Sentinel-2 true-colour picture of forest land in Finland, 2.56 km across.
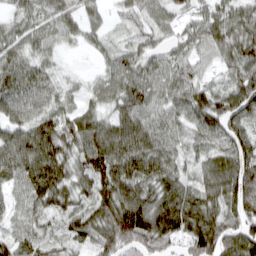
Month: March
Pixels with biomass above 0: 93%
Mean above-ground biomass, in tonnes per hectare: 68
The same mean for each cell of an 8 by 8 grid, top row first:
43 53 48 19 41 35 49 62
58 39 18 34 47 42 60 81
79 51 13 56 66 67 39 77
79 70 49 57 71 59 91 91
93 103 78 98 88 47 51 73
60 103 62 104 90 62 60 109
43 81 63 110 110 107 85 100
61 51 55 95 85 64 117 104
